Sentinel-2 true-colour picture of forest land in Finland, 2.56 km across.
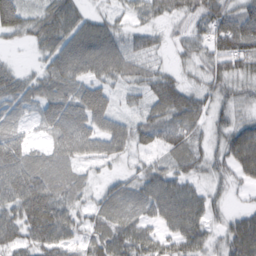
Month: February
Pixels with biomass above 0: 86%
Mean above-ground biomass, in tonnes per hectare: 54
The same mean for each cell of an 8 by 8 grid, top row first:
105 59 50 29 38 37 58 79
12 48 90 85 38 23 48 76
57 52 62 53 46 36 39 46
39 55 81 59 37 69 42 30
72 32 74 70 35 56 29 77
88 60 28 22 48 52 31 39
74 95 32 49 45 91 50 20
63 77 39 72 64 58 40 85
